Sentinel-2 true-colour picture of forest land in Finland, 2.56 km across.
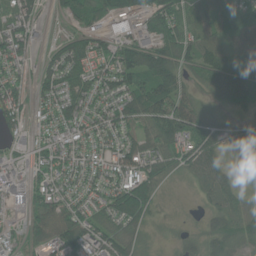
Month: June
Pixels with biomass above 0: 85%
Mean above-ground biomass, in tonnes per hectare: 74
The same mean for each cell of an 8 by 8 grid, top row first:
93 14 64 98 81 94 84 66
96 26 77 78 116 114 87 74
59 59 73 92 121 78 68 115
74 53 88 76 108 123 56 34
39 64 74 72 75 94 93 83
71 63 72 79 85 32 109 47
40 77 67 88 97 3 45 92
37 89 109 87 31 19 77 87
